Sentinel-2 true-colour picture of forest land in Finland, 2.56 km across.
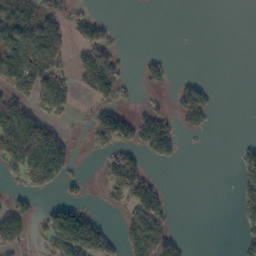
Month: October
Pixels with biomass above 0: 37%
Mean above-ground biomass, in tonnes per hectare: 50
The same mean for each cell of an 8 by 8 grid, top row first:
105 98 43 4 0 0 0 0
119 101 48 66 1 0 0 0
112 100 42 120 27 14 10 0
94 70 15 89 45 47 52 0
184 138 11 95 89 51 2 12
41 97 20 57 80 0 0 31
48 31 52 15 127 8 0 37
51 52 146 56 155 53 0 25
